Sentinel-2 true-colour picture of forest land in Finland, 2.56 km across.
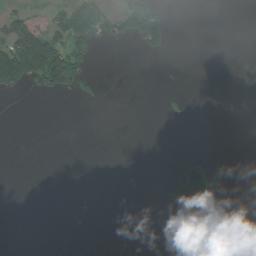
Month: July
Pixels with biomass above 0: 13%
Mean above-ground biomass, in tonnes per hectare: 23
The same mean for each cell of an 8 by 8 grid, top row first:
48 28 117 57 138 0 0 0
181 178 79 13 56 4 0 0
130 104 56 0 0 0 0 0
0 0 0 0 0 11 0 0
0 0 0 0 0 0 0 0
0 0 0 0 0 64 94 0
0 0 0 0 0 66 48 0
0 0 0 0 0 0 0 3
